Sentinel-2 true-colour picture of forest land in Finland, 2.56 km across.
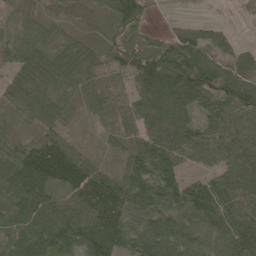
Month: May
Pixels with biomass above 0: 90%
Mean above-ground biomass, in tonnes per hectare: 85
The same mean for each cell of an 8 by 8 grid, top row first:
47 38 19 73 67 9 10 11
101 53 51 44 58 88 88 37
55 65 86 83 105 161 99 73
30 60 35 80 137 128 60 64
70 90 25 33 128 143 112 98
122 101 106 43 132 90 51 112
65 89 88 127 172 165 108 142
67 94 96 132 178 170 77 111
